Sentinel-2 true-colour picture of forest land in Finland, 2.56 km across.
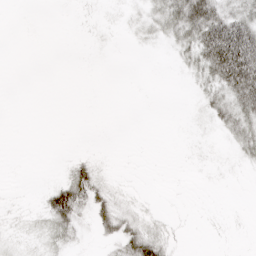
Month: April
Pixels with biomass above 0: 34%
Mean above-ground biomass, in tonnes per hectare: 13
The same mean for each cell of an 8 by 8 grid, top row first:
0 0 2 2 13 47 72 38
0 0 0 1 3 19 66 87
0 0 0 0 0 1 28 74
0 0 0 0 0 0 17 38
0 0 0 0 0 0 2 24
0 1 43 6 0 0 1 1
2 39 41 35 6 1 0 0
5 12 8 23 62 6 1 0
